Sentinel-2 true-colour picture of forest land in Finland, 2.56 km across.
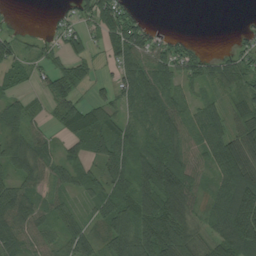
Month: August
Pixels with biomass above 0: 78%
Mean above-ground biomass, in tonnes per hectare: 60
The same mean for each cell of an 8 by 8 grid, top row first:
5 7 51 76 22 0 0 3
45 23 45 60 82 54 4 30
42 50 43 42 78 53 51 63
53 27 85 54 62 66 58 50
66 38 48 76 62 75 69 91
54 42 45 72 94 119 42 118
85 47 28 85 108 91 48 171
66 47 62 85 103 104 51 147
